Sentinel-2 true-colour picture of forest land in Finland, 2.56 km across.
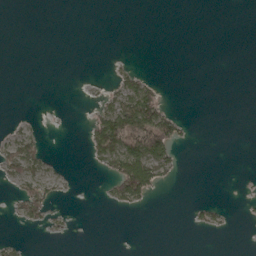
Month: May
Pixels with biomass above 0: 16%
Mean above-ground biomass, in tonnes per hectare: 14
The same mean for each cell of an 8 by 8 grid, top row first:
0 0 0 0 0 0 0 0
0 0 0 0 0 0 0 0
0 0 0 10 27 0 0 0
1 1 0 56 104 13 0 0
45 9 1 105 140 51 0 0
39 26 1 46 115 13 0 0
24 46 0 9 11 0 21 1
9 2 0 0 0 0 1 0
